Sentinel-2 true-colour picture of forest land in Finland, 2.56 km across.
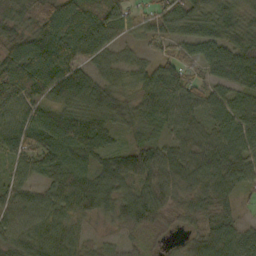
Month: October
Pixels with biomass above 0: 94%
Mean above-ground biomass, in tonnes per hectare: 70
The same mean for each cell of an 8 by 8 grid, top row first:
76 86 92 59 36 61 79 56
95 128 84 53 31 42 70 85
114 110 92 53 60 83 49 77
73 64 74 85 65 81 60 80
67 75 77 43 69 56 70 84
43 56 70 102 92 74 92 69
61 67 71 69 107 64 77 29
58 66 52 27 39 18 84 82
